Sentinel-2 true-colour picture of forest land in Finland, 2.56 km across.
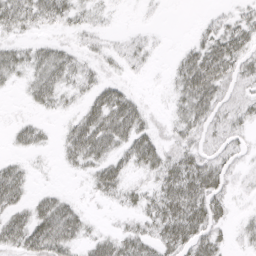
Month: April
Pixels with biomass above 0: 68%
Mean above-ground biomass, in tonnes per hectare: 27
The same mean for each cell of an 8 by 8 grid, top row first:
47 39 22 6 3 0 7 19
23 23 16 13 16 6 42 41
16 41 27 15 4 25 68 31
2 13 24 59 24 21 42 26
16 10 56 47 43 26 23 17
33 2 11 38 19 51 49 11
34 39 16 8 26 59 52 4
40 62 29 30 35 50 40 11
